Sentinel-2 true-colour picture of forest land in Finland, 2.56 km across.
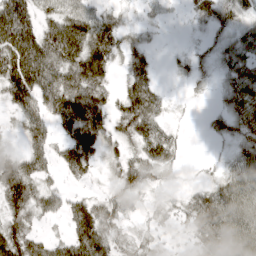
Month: April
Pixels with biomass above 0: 73%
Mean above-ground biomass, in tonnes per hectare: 50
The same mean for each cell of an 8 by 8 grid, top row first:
103 47 78 30 12 5 44 37
115 90 104 73 34 5 20 41
104 81 95 32 64 9 16 51
49 79 109 47 89 5 10 50
10 58 93 32 57 23 4 34
105 34 29 19 45 7 10 68
71 47 55 41 13 22 72 79
85 44 88 48 22 12 56 77
